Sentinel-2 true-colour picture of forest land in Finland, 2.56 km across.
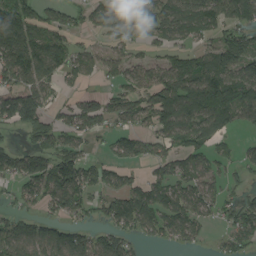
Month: August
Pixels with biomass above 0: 69%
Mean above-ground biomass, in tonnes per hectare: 81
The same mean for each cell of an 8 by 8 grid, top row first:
130 61 40 123 96 124 112 103
131 105 49 62 40 62 58 124
77 73 46 33 72 112 117 121
184 71 98 69 79 141 125 100
34 67 52 44 61 81 67 28
80 115 110 55 41 90 73 26
42 54 73 86 109 106 65 70
118 111 89 91 39 57 24 68
